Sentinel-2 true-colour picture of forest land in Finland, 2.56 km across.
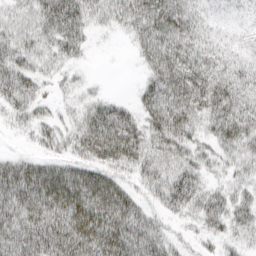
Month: March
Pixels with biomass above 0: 84%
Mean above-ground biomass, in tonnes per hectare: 50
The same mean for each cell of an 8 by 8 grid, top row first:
26 65 60 41 74 85 33 26
46 33 36 2 45 69 47 31
62 20 14 1 28 75 80 59
38 20 34 68 54 84 64 78
4 28 57 105 66 54 32 55
63 58 60 44 40 49 25 27
68 72 81 87 32 34 53 53
72 79 84 91 75 21 24 27
